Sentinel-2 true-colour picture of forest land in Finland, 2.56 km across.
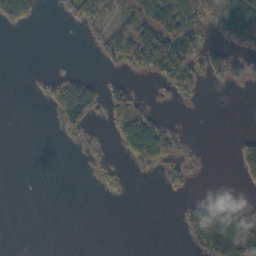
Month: October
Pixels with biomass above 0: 31%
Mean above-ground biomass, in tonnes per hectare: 34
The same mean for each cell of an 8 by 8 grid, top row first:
54 0 43 33 92 119 76 153
0 0 0 73 117 132 48 38
0 26 43 15 8 80 29 30
0 18 138 46 52 2 0 0
0 0 10 13 171 50 2 20
0 0 0 22 6 25 2 23
0 0 0 0 0 6 71 28
0 0 0 0 0 1 117 172
